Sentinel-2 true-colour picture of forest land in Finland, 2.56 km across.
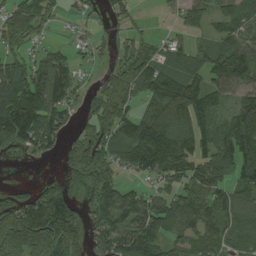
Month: August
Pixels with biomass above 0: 75%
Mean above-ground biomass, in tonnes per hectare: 81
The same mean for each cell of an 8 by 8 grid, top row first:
92 54 32 39 7 26 60 65
53 44 29 29 66 52 46 93
116 132 45 78 135 115 72 103
160 121 36 116 65 165 94 98
93 62 92 116 166 113 91 148
0 10 42 74 62 90 103 74
79 138 47 101 97 94 80 62
144 163 80 82 119 50 53 45
